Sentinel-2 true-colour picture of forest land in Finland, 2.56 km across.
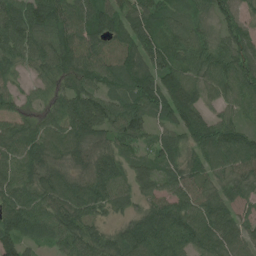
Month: July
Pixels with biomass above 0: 94%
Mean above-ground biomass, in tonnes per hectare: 74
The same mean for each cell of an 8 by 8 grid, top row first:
90 88 78 77 90 60 48 43
81 76 85 85 103 71 81 72
36 55 83 54 93 102 76 85
61 72 102 76 76 104 51 56
79 90 71 47 45 62 83 90
73 73 51 83 53 62 64 67
92 77 80 54 44 80 77 34
90 53 89 57 108 105 94 79
